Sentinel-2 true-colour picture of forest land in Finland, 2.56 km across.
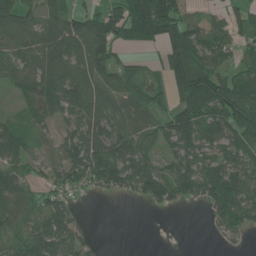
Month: June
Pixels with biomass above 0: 74%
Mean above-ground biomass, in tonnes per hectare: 65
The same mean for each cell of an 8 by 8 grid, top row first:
94 66 55 63 133 101 50 43
54 69 103 91 34 97 73 42
57 86 92 91 70 109 122 75
15 54 95 83 83 94 101 126
70 45 90 106 65 63 67 71
64 44 64 100 89 92 78 74
44 53 16 0 11 27 47 99
30 94 47 0 0 0 4 17
